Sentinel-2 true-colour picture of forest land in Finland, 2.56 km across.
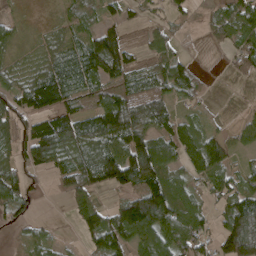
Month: April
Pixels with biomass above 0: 73%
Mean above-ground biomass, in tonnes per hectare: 73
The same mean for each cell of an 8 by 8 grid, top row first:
16 7 57 37 22 29 20 93
31 50 85 134 32 29 15 72
47 122 87 66 61 96 6 11
99 102 71 149 108 52 12 12
76 177 111 116 122 127 110 40
79 39 107 108 135 57 98 59
65 0 66 59 188 128 40 127
16 37 28 116 94 100 59 185
